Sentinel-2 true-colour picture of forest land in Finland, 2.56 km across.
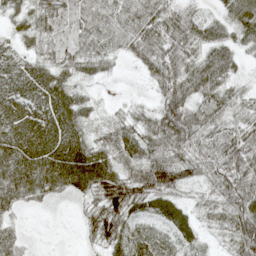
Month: May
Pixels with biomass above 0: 87%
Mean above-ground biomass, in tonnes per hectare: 50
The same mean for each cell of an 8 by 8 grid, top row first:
36 53 38 55 64 54 26 65
33 30 34 35 58 56 43 34
76 70 31 9 12 65 63 21
77 82 53 15 26 79 50 42
81 91 72 57 57 68 51 74
74 77 84 76 76 64 43 71
28 7 18 85 44 46 24 62
33 0 14 60 57 43 13 55
